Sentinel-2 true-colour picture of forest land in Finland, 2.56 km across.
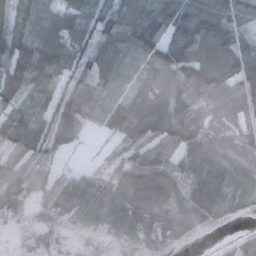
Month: November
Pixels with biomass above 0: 89%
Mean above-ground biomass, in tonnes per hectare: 86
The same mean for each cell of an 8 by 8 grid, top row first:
67 58 76 94 108 103 104 73
107 113 74 73 102 106 87 86
109 95 64 63 63 84 114 114
91 77 100 101 101 108 73 73
99 100 32 24 110 122 124 82
87 55 62 71 138 120 142 63
74 81 77 95 117 106 144 58
28 58 46 64 102 72 10 51
